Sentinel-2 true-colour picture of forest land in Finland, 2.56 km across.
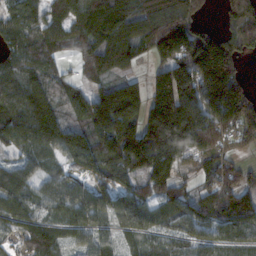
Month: November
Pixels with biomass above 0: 87%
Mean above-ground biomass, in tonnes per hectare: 104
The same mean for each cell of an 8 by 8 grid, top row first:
73 76 110 146 116 139 26 118
84 77 64 160 69 172 191 89
109 79 33 73 55 197 201 94
105 122 93 193 131 225 149 167
78 94 142 133 192 155 130 73
69 55 61 96 116 78 63 72
98 74 100 93 104 88 85 133
46 104 51 55 75 82 86 75
